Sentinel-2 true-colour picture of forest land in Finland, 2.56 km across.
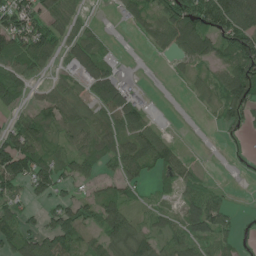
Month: June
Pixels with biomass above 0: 67%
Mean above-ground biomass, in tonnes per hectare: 53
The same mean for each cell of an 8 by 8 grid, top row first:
94 61 20 5 48 105 112 110
80 66 66 10 8 58 75 117
66 24 38 85 5 7 23 117
35 63 47 64 61 0 6 67
97 59 59 65 84 26 0 5
96 90 60 37 43 44 9 1
50 48 65 76 19 27 92 6
77 93 51 64 73 58 63 26
